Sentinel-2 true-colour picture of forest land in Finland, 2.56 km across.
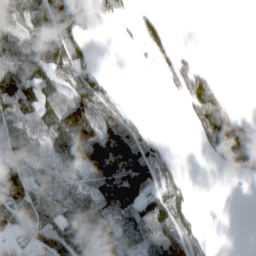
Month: March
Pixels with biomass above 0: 58%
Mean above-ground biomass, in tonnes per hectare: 75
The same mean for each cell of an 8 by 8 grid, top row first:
90 109 104 53 23 0 0 0
128 115 65 0 25 22 0 0
140 80 105 19 0 70 64 0
92 78 155 88 9 0 134 19
77 59 180 215 125 4 53 117
130 73 50 228 195 73 0 41
114 91 108 123 123 108 0 0
60 111 180 100 99 144 28 0
